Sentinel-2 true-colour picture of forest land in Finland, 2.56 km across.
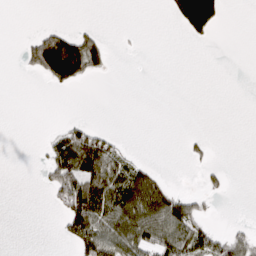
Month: March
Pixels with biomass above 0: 26%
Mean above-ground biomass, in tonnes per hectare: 35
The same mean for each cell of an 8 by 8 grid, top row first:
0 0 0 0 0 76 202 0
4 189 135 22 1 0 1 0
0 57 63 1 0 0 0 0
0 0 0 0 0 0 0 0
0 31 104 40 0 0 15 0
0 43 117 94 77 1 20 0
0 11 145 92 130 100 13 0
0 0 89 84 83 87 67 49
